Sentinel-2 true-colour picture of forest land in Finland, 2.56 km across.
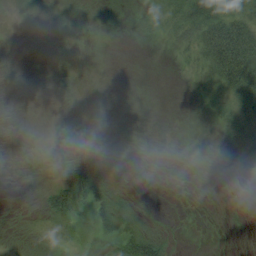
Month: August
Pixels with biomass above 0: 34%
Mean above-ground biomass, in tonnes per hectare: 13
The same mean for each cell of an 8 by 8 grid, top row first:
0 0 2 2 13 47 72 38
0 0 0 1 3 19 66 87
0 0 0 0 0 1 28 74
0 0 0 0 0 0 17 38
0 0 0 0 0 0 2 24
0 1 43 6 0 0 1 1
2 39 41 35 6 1 0 0
5 12 8 23 62 6 1 0
